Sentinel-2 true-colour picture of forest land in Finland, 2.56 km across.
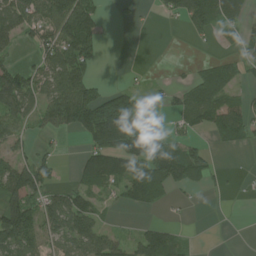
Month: July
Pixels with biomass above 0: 54%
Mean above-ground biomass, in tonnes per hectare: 63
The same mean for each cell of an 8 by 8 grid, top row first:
109 112 137 7 5 42 118 68
29 88 121 0 0 0 7 46
83 87 105 6 8 11 88 46
79 78 147 186 43 42 82 76
45 14 28 161 121 65 27 30
97 62 66 126 155 105 49 5
115 74 101 22 47 14 0 1
109 57 81 52 79 53 0 0
